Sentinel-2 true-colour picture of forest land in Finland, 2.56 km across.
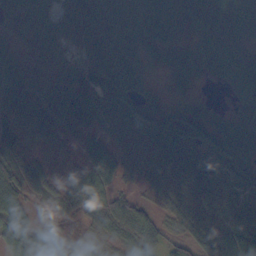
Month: October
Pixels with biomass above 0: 92%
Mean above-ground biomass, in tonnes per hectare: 57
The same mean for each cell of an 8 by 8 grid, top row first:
72 52 86 82 67 78 107 104
41 56 44 43 56 49 60 69
70 44 69 64 26 49 23 71
91 72 62 49 74 50 31 44
67 37 37 38 49 88 57 61
110 41 46 45 35 61 48 42
76 49 53 79 38 35 58 51
86 40 11 41 63 39 38 80
